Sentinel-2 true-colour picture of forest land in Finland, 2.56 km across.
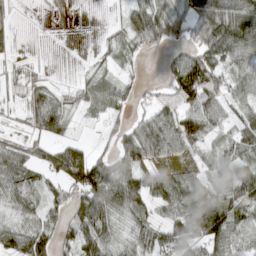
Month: March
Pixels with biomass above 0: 73%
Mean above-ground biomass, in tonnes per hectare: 54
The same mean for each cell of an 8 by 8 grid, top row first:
12 1 0 6 90 56 115 104
11 1 0 31 40 27 78 95
21 22 18 44 17 79 103 65
15 93 24 36 34 77 84 47
38 55 36 33 110 75 39 54
75 47 115 90 70 57 50 64
36 41 75 80 59 64 83 63
78 60 87 49 53 64 77 51
